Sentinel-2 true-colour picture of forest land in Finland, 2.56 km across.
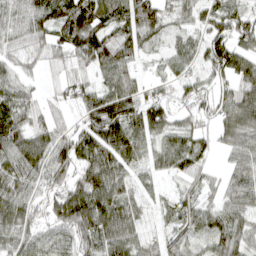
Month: April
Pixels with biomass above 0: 91%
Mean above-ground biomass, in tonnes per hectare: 73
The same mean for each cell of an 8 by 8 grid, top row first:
48 100 145 82 98 40 68 70
39 51 114 97 58 48 78 68
60 19 45 61 35 54 61 76
95 39 61 124 99 46 51 105
101 94 109 119 68 76 37 69
89 88 72 109 58 55 33 68
95 62 138 110 57 54 58 80
68 68 84 94 55 53 66 80
